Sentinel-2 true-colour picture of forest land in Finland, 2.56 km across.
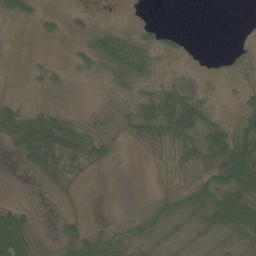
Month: May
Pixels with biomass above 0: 57%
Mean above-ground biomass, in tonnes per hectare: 24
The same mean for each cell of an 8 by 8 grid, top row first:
22 9 7 1 1 0 0 0
0 0 13 51 32 10 0 5
0 13 5 21 28 19 3 5
28 24 5 14 40 67 24 21
40 84 44 16 17 33 51 69
1 29 17 0 0 8 42 109
31 0 1 0 15 38 52 89
78 10 40 37 33 23 26 37
